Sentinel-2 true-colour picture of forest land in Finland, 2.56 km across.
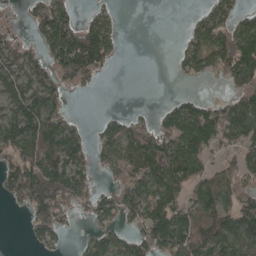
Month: April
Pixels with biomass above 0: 61%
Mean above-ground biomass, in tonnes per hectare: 76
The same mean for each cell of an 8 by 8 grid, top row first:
12 103 37 25 0 0 61 67
64 86 178 73 0 17 135 160
74 69 68 4 0 13 34 91
88 107 5 13 13 102 107 118
116 135 78 96 115 129 109 91
102 136 78 33 115 114 79 77
16 119 42 75 131 122 105 102
0 43 16 71 106 138 109 110
